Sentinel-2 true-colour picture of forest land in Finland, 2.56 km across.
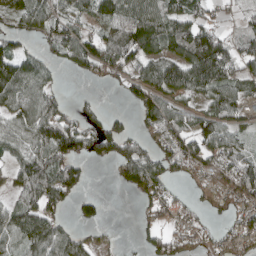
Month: April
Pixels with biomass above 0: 69%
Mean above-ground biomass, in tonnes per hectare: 67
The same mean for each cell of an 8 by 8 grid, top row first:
74 83 55 80 106 91 41 34
55 45 70 100 95 89 160 82
127 41 14 38 80 101 141 79
90 91 30 16 63 66 70 58
62 122 83 66 43 81 74 46
57 131 67 11 113 32 34 103
75 89 36 0 36 56 26 54
78 118 47 11 32 46 32 61
